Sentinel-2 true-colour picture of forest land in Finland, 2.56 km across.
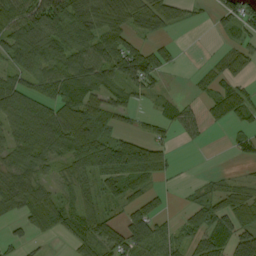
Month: September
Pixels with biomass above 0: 69%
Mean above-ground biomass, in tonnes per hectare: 50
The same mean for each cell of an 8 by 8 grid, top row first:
78 112 89 67 63 28 7 51
82 77 73 76 30 12 3 44
47 59 84 50 62 2 30 36
77 69 89 57 15 38 26 41
60 83 92 72 59 15 6 24
73 30 56 70 56 4 11 12
54 88 65 25 45 7 61 68
16 18 51 63 76 46 54 72
